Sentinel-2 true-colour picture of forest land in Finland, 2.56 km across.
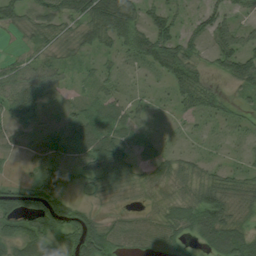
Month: August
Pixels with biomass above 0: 79%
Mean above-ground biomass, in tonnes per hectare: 43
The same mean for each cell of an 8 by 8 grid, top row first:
44 48 59 94 49 42 56 23
7 29 38 33 69 71 39 69
58 49 11 24 8 49 25 69
66 14 27 48 19 14 39 20
15 20 53 80 11 8 9 11
8 65 34 66 25 43 35 36
78 85 39 9 16 45 86 37
60 81 95 55 49 51 54 59
